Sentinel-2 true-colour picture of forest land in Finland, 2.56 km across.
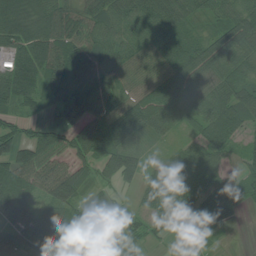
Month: July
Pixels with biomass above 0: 87%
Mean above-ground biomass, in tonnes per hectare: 69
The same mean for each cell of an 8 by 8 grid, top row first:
106 87 72 73 81 68 37 76
82 87 64 65 67 87 70 81
121 74 84 66 58 105 61 66
47 34 101 114 110 55 63 75
89 98 90 128 43 28 78 34
83 102 75 58 45 66 60 40
89 62 68 56 29 78 64 35
64 88 91 69 35 14 14 0
